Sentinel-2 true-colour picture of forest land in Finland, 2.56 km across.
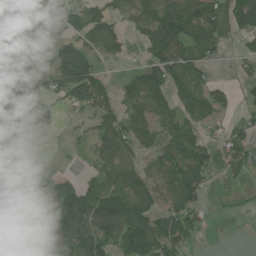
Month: July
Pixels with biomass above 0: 62%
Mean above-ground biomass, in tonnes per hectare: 85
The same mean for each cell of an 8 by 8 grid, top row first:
45 40 76 70 87 155 124 144
68 69 91 82 52 120 98 21
135 78 156 31 109 112 48 25
18 76 45 82 95 101 92 30
0 0 27 132 71 125 59 82
40 44 43 87 79 144 59 39
210 215 201 113 104 125 30 9
137 186 133 104 158 129 7 0
